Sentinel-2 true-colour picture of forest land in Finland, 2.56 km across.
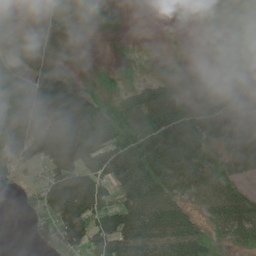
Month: June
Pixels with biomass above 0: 85%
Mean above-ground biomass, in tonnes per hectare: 52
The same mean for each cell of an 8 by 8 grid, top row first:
21 17 12 21 1 18 32 71
37 24 10 7 10 9 21 49
71 55 24 41 35 36 47 61
70 63 75 71 74 78 86 76
64 66 82 90 92 93 72 77
22 41 71 74 91 89 66 49
3 52 78 76 74 62 54 68
0 33 53 79 68 82 53 53
